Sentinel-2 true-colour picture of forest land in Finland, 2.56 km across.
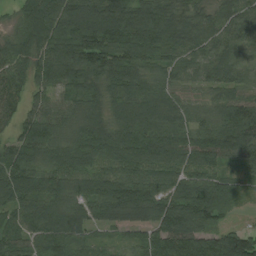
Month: August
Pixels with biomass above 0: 95%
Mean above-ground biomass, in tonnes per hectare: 99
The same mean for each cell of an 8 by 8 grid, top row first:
42 137 154 159 126 99 66 90
82 115 151 136 109 86 74 73
83 86 107 106 90 72 74 76
67 93 89 90 123 93 65 122
88 103 97 109 129 108 112 121
119 107 96 102 96 92 86 47
87 99 99 139 128 118 127 29
76 101 84 33 70 152 127 143
